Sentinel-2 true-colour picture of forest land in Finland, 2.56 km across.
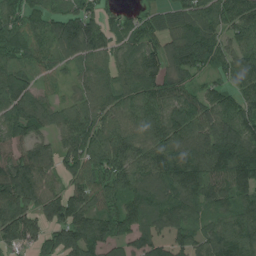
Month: July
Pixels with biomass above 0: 91%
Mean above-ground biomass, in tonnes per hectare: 95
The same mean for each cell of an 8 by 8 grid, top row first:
83 76 102 36 43 72 91 112
125 69 142 72 92 87 106 71
113 38 51 83 124 87 36 94
106 84 77 87 96 97 99 95
80 57 121 113 89 120 122 146
149 67 94 91 99 128 119 132
117 104 116 77 107 104 81 95
84 80 113 87 101 135 95 127
